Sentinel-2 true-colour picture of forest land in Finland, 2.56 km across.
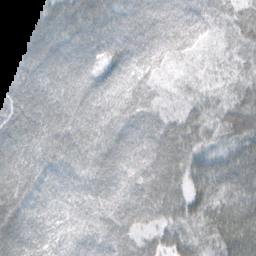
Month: February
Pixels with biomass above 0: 99%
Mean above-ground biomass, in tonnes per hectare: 58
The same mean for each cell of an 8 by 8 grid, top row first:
80 71 77 56 66 68 62 57
67 72 67 62 60 52 21 41
69 61 65 56 45 16 24 37
79 69 65 59 56 30 46 67
72 62 60 66 56 71 43 56
67 50 54 58 57 65 68 72
72 49 51 57 61 56 61 74
62 43 48 59 39 53 47 84
